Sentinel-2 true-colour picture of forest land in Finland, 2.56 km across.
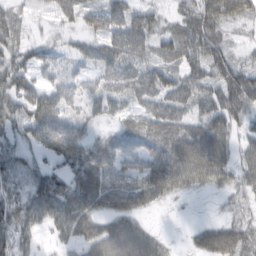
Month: February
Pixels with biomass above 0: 82%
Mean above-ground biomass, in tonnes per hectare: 60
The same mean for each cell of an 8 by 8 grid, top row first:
42 27 49 84 56 38 85 63
48 26 30 86 65 68 73 20
60 39 46 77 104 64 66 86
56 100 43 54 63 86 90 82
40 71 91 52 78 90 99 38
51 73 75 45 68 91 73 44
72 77 85 59 41 5 3 33
58 15 56 88 71 7 59 75
